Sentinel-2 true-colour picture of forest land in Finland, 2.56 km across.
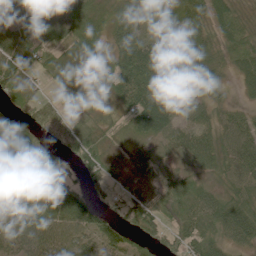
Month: June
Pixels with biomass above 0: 90%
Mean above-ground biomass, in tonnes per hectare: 56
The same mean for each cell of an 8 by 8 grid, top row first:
44 51 68 64 69 51 56 35
89 46 58 53 87 59 44 53
76 29 43 68 84 88 34 36
35 36 31 23 99 75 42 31
93 34 57 27 27 53 60 71
101 112 40 34 45 39 33 64
77 81 82 30 75 55 65 66
44 62 55 78 37 50 61 50
